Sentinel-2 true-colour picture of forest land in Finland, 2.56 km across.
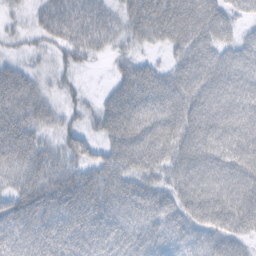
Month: February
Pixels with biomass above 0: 89%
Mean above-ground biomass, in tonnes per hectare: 63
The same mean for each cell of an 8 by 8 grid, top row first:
15 51 75 48 81 86 79 38
14 23 54 33 25 51 74 57
77 23 12 30 86 69 73 74
85 46 27 81 87 73 72 75
103 39 46 66 85 76 71 80
50 75 68 74 68 54 75 80
71 79 88 74 78 68 78 85
52 66 78 85 75 64 67 50
